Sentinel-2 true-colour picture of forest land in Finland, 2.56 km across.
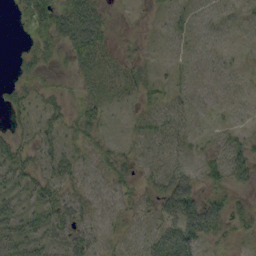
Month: September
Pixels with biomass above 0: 59%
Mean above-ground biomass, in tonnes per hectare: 25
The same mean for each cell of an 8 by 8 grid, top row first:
23 51 72 13 3 20 19 14
4 31 45 16 8 13 20 5
17 11 15 20 24 13 17 9
19 29 31 10 19 27 9 10
26 33 27 14 28 30 11 23
32 35 27 32 22 49 25 30
22 40 34 22 21 57 57 18
34 32 34 20 23 52 30 14
